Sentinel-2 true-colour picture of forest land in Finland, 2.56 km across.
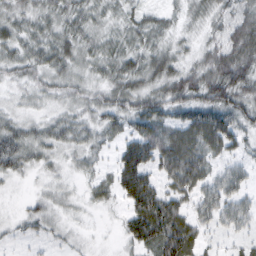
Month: February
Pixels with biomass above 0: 89%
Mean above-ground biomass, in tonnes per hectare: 39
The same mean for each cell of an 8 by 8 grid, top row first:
33 35 40 26 28 20 30 45
37 45 39 35 40 25 34 62
28 35 31 38 42 53 61 63
22 21 30 46 60 47 71 54
48 36 32 23 76 74 59 34
23 15 17 37 76 73 44 38
8 24 13 14 89 61 46 44
10 14 9 3 66 96 16 18
